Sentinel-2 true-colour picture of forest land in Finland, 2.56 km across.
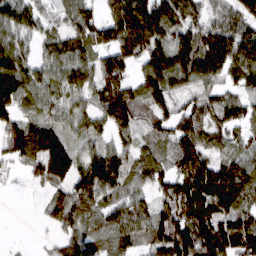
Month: March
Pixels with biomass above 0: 85%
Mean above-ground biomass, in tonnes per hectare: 94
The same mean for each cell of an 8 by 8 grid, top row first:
119 52 107 92 170 109 66 99
112 65 94 106 107 137 133 135
147 82 85 106 91 101 91 83
104 62 71 128 48 77 89 79
124 145 49 68 51 107 90 63
24 92 108 126 53 112 168 129
0 47 94 78 65 143 150 102
2 14 67 74 58 176 157 161
